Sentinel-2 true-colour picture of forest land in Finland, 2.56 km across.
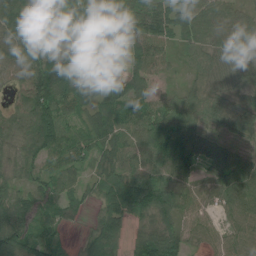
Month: July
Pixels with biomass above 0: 88%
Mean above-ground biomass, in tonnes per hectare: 64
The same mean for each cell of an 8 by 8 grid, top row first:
104 126 75 26 72 76 69 45
71 62 55 4 65 35 54 48
50 134 63 33 53 11 40 43
49 110 54 72 72 67 57 63
51 84 52 75 74 98 70 40
44 57 29 76 74 81 57 99
104 67 29 70 90 84 45 76
109 61 17 82 68 76 38 61
